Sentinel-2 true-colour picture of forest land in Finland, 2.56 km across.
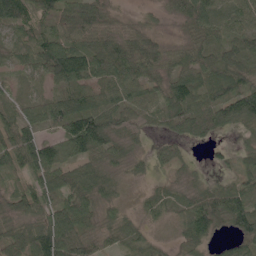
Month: May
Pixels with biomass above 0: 88%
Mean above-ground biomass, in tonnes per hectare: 58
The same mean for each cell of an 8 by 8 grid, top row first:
87 54 87 35 16 28 87 79
49 85 67 82 78 29 56 70
27 66 83 75 71 69 67 64
56 72 110 64 36 69 83 99
90 63 102 51 13 35 28 17
33 77 71 25 16 22 15 44
44 52 69 24 22 28 90 89
66 118 77 40 35 20 43 62
